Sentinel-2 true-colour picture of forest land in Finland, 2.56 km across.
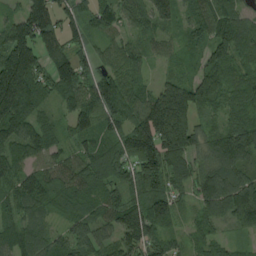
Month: August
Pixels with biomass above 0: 93%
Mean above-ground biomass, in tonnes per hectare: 99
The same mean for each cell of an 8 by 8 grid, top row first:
71 164 73 78 76 64 86 66
192 132 64 44 44 39 77 69
252 98 113 96 37 88 85 43
207 40 121 124 153 297 38 64
112 76 68 91 186 185 93 123
75 96 99 114 173 71 122 117
69 55 75 97 153 65 90 148
81 71 94 75 137 42 56 30
